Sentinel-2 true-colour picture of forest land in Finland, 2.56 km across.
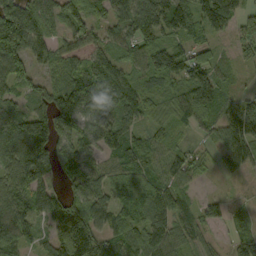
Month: September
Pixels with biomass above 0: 86%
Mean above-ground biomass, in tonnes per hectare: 84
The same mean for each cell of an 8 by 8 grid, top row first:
150 96 86 80 172 140 115 72
127 86 64 68 76 37 55 36
79 43 116 142 67 78 122 16
64 109 143 105 79 62 86 63
91 168 107 87 88 42 30 125
98 95 118 67 92 91 17 24
92 95 103 90 92 81 10 21
102 53 143 80 93 75 26 68
